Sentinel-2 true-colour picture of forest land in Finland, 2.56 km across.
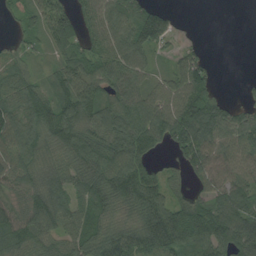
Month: August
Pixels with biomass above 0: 83%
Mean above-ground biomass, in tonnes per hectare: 82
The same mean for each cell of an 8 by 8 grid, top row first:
54 99 64 91 113 30 0 0
40 46 69 85 102 32 8 0
86 54 102 87 65 76 75 7
96 105 96 100 103 110 138 65
101 82 109 106 99 82 118 86
87 92 77 118 103 26 88 82
73 125 67 80 111 94 108 102
89 74 73 102 91 130 146 114
